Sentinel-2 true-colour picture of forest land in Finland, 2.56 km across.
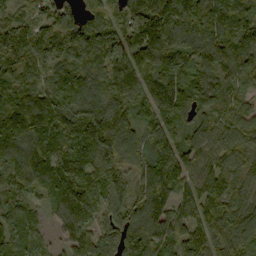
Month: September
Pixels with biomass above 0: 96%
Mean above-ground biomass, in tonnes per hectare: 133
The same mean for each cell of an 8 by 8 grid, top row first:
84 99 95 98 163 179 194 161
185 154 167 174 172 114 173 141
142 127 140 125 84 137 116 97
203 200 136 175 75 123 78 105
173 185 153 198 107 121 114 132
119 144 145 133 132 123 133 112
84 68 143 105 151 98 144 121
126 46 107 121 175 106 147 108
